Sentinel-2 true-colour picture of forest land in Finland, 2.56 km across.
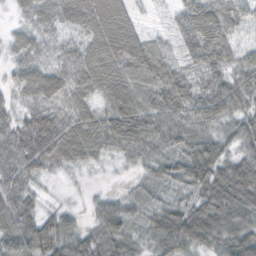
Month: October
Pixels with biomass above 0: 93%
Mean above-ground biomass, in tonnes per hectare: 51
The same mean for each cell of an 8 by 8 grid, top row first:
17 50 70 75 13 38 69 42
37 42 55 76 56 35 80 36
37 71 66 70 55 55 52 49
39 53 46 59 65 54 60 44
71 85 64 54 63 47 49 46
58 25 11 7 30 52 74 76
52 21 14 40 37 49 69 64
55 63 48 52 37 77 53 61
